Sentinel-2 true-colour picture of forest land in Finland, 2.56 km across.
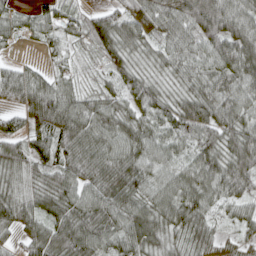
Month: April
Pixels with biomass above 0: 92%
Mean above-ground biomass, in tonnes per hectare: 64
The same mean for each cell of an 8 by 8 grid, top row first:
32 42 38 58 73 89 138 88
10 20 23 67 49 61 75 109
62 44 26 41 59 44 65 77
40 98 74 58 56 68 85 72
53 67 83 69 67 52 69 87
52 58 74 84 62 62 81 87
78 67 71 75 72 83 62 37
33 86 89 60 94 50 57 23
